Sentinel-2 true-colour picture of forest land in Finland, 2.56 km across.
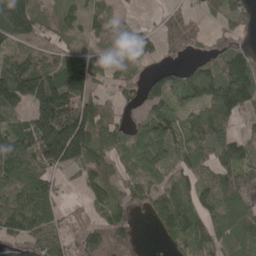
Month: May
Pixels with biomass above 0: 79%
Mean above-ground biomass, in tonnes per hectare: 98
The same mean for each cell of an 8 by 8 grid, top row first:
253 69 63 55 6 73 39 76
78 56 72 60 50 55 64 66
218 189 190 50 66 85 136 176
96 234 174 52 68 72 117 106
146 234 212 86 87 104 132 94
121 79 51 61 65 74 73 71
126 89 21 101 56 159 74 114
96 95 85 174 2 64 90 104
